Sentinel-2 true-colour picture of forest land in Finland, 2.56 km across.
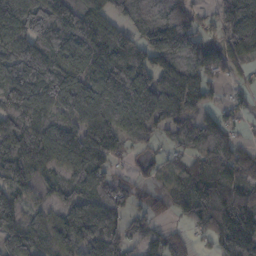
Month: November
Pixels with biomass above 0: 84%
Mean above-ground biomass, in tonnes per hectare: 94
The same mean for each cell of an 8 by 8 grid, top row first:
130 137 108 77 68 106 32 144
130 118 151 137 103 170 102 113
153 143 122 129 124 102 53 25
108 81 127 139 121 119 41 36
135 104 120 97 39 41 113 53
83 51 78 70 29 34 128 108
41 46 115 98 45 47 120 129
96 63 102 91 66 45 38 169
